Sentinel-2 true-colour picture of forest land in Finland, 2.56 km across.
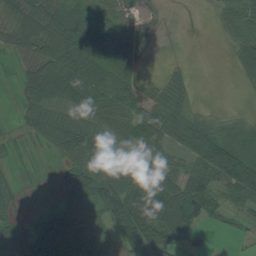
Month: August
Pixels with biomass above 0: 78%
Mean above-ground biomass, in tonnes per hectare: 55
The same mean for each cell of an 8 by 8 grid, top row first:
70 94 63 44 19 1 8 71
54 98 87 80 29 3 0 57
21 87 77 66 19 27 0 16
12 80 77 75 62 49 26 20
8 38 87 66 83 48 112 74
12 1 57 69 76 70 85 151
17 20 68 73 91 91 66 51
66 103 103 46 128 57 8 15
